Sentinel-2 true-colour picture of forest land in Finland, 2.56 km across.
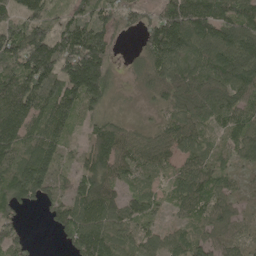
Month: May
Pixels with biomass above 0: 88%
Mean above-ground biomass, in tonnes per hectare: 90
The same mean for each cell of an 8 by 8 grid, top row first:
68 65 87 75 51 142 135 109
128 186 189 62 69 160 131 162
117 131 193 65 46 122 102 117
147 128 74 34 19 71 113 99
113 103 29 134 73 94 47 90
103 91 75 84 57 57 88 29
67 54 107 113 68 45 92 29
69 2 108 98 68 60 60 40
